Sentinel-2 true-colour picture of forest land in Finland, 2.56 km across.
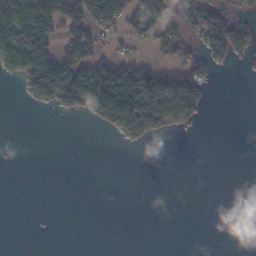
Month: November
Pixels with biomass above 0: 30%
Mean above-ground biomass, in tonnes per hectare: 36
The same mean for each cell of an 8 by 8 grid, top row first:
141 134 79 75 101 51 80 38
161 91 84 19 19 60 65 63
35 113 110 147 91 69 45 1
0 18 53 97 118 91 14 0
0 0 0 4 30 0 0 0
0 0 0 0 0 0 0 0
0 0 0 0 0 0 0 0
0 0 0 0 0 0 0 0
